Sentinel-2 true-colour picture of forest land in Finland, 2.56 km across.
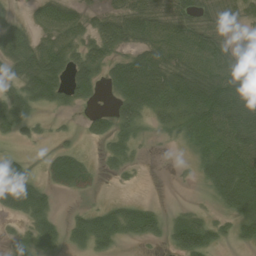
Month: August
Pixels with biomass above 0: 67%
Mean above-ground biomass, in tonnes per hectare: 44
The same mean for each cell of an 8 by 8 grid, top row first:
15 49 35 45 65 49 42 36
59 54 46 51 52 72 62 35
33 89 63 55 114 79 78 68
66 18 12 42 55 54 85 85
13 10 11 26 7 12 43 77
70 41 63 7 2 3 52 98
54 37 12 28 28 10 10 68
25 36 29 37 22 44 46 28
